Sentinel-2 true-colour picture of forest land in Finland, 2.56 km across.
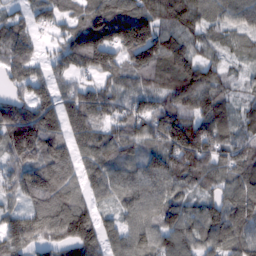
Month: February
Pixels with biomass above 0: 92%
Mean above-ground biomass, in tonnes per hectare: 96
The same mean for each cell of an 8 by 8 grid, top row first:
50 37 79 121 121 112 74 92
101 26 147 161 216 55 60 40
70 82 53 69 79 102 88 31
129 122 124 78 97 132 121 49
182 134 81 102 82 154 123 77
87 132 78 92 98 106 91 92
56 132 116 48 98 88 87 130
109 78 133 75 94 111 91 96
